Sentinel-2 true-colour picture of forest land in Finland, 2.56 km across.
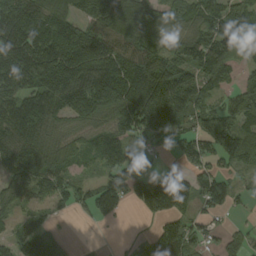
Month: September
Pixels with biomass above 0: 79%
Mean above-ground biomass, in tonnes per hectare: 123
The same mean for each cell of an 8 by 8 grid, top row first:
206 184 131 215 184 99 120 93
198 228 213 145 132 121 146 76
181 182 192 189 205 191 134 64
158 132 109 146 180 193 112 137
166 136 93 51 58 73 108 146
144 166 43 112 68 112 121 51
82 62 62 108 94 148 93 30
81 109 7 4 61 181 65 65
